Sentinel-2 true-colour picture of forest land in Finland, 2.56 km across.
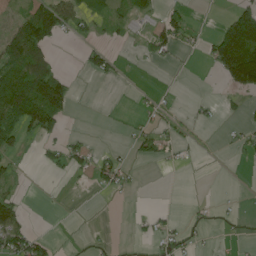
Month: June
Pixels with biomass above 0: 32%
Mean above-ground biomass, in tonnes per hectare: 34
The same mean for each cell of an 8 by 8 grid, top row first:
28 101 64 38 57 40 0 91
102 66 12 22 31 39 28 183
145 152 4 20 3 2 1 101
138 130 0 2 12 15 10 15
45 24 23 7 34 23 2 23
18 6 19 54 2 0 1 2
58 0 2 0 2 4 7 4
77 31 5 2 12 34 4 7
